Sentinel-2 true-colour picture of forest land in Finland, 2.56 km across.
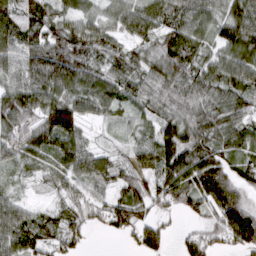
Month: March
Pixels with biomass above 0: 90%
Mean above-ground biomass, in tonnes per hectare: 83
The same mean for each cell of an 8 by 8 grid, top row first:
88 89 67 58 97 100 74 116
85 121 116 67 69 131 60 110
65 121 102 81 84 115 95 90
141 113 83 49 51 94 109 85
81 100 73 20 51 124 113 86
29 42 75 66 79 126 149 68
66 37 71 101 84 62 77 132
94 70 55 11 84 20 66 97
